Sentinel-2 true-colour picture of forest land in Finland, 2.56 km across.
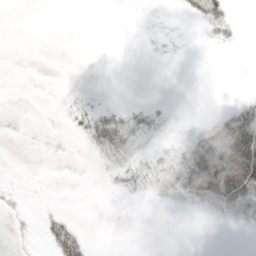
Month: May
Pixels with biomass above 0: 28%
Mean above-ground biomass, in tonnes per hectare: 9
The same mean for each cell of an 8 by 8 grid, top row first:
0 0 0 1 3 3 34 2
0 0 0 0 2 4 3 3
0 0 0 0 0 0 0 0
0 0 12 10 10 1 2 27
0 0 3 25 7 6 36 64
1 0 0 9 15 21 74 71
8 4 0 0 1 5 16 25
4 24 49 0 0 0 0 0
